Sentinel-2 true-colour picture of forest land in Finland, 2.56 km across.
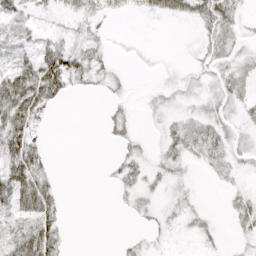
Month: April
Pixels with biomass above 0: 48%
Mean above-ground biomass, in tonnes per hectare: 18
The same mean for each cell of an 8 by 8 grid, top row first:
27 10 25 13 11 26 46 19
36 27 25 7 2 0 24 14
62 71 28 11 1 9 19 24
59 21 0 10 4 7 14 15
49 10 0 9 6 24 35 19
53 20 0 8 15 9 6 7
37 37 0 2 11 9 3 15
33 42 0 1 8 2 7 7
